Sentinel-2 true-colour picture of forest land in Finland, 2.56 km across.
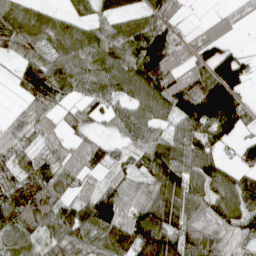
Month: April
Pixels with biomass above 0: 82%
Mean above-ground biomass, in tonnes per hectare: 76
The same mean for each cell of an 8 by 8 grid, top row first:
67 48 35 40 47 50 17 34
63 56 78 59 116 90 77 23
40 94 67 81 117 95 136 97
18 51 49 58 74 95 153 92
55 55 56 38 68 82 82 50
82 95 72 49 63 116 100 62
140 90 89 116 79 110 88 97
79 67 86 90 125 103 93 54
